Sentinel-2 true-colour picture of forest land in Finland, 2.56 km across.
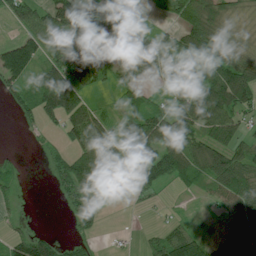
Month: July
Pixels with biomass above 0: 66%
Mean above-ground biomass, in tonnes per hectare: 64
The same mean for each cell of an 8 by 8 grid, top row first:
64 85 119 46 24 46 109 26
133 89 107 44 115 60 81 34
72 108 115 41 45 74 87 110
24 83 112 22 92 86 111 67
1 10 74 78 127 80 103 58
17 13 118 50 74 76 102 114
8 0 60 0 5 5 11 78
50 55 25 3 13 79 41 114
